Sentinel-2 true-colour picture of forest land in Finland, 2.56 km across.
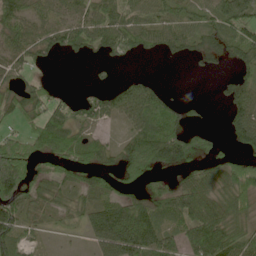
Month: May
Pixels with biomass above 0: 69%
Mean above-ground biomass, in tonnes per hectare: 56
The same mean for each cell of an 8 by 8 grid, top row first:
72 42 50 58 56 64 57 87
52 45 41 49 45 45 66 78
28 16 0 12 23 0 2 46
55 58 49 47 89 59 7 75
63 83 75 26 122 116 41 43
145 43 42 39 70 27 47 78
101 42 44 81 75 60 75 63
60 5 8 96 100 40 108 74
